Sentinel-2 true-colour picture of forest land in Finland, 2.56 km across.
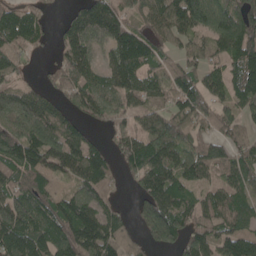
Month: May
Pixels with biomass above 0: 83%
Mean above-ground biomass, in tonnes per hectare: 92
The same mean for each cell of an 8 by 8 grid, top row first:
96 29 84 112 86 134 115 110
89 21 117 108 114 50 75 125
45 29 89 85 98 84 94 110
95 107 63 70 68 99 84 65
103 109 95 41 98 101 79 59
97 66 103 68 113 115 73 108
149 111 114 54 100 113 77 97
141 149 149 107 68 93 87 105
